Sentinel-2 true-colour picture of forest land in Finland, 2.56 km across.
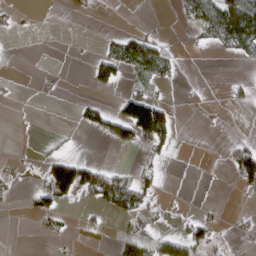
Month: March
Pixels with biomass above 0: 22%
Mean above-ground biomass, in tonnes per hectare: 25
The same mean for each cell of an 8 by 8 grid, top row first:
12 0 6 1 2 11 83 124
0 0 2 31 72 12 13 47
4 5 0 45 28 13 2 6
1 0 16 29 165 18 4 2
1 9 1 32 45 19 0 14
14 84 103 65 28 0 0 70
2 39 10 64 56 8 3 4
0 9 2 6 33 51 43 6
